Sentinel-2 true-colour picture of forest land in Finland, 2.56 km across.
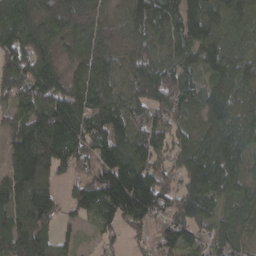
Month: March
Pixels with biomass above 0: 91%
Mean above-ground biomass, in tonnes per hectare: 96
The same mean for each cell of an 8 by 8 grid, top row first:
133 136 154 71 103 95 100 97
136 97 76 99 83 88 101 54
122 100 74 93 130 110 69 73
69 145 129 118 86 84 73 73
105 159 113 147 83 70 98 88
123 99 66 164 120 60 110 69
113 91 72 136 140 90 58 69
145 95 33 36 37 81 56 53
